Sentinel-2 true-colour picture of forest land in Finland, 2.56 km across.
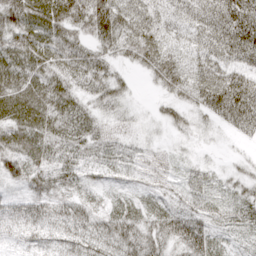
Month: April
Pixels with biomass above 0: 91%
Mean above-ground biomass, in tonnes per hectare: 54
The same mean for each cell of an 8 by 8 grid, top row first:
64 72 68 118 94 54 81 120
71 59 49 70 111 67 91 124
66 58 49 56 17 83 109 87
65 65 50 34 9 38 60 104
57 56 49 34 15 12 7 11
47 38 28 28 20 16 25 32
30 37 41 35 37 40 37 46
13 24 54 81 79 68 57 23
